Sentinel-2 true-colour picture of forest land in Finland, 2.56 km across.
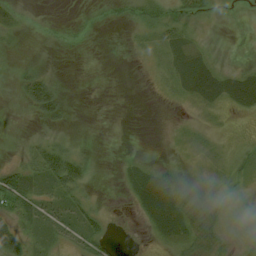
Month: August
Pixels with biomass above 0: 52%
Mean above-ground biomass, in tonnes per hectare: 13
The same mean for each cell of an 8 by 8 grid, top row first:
12 1 4 8 28 25 12 0
5 3 3 1 9 20 7 1
9 27 0 0 2 14 15 17
1 30 1 0 0 1 6 4
2 25 6 0 0 3 5 5
51 41 39 1 13 18 12 8
38 27 32 3 11 22 30 23
32 17 26 17 2 16 24 19
